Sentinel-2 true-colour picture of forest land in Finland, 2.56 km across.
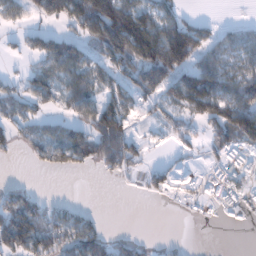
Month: January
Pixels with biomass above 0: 56%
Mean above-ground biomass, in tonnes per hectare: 65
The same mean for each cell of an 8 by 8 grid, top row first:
42 91 161 226 112 60 9 7
19 86 77 154 191 211 77 80
24 74 85 70 119 108 125 95
47 29 66 113 31 41 101 138
43 84 95 140 31 28 45 79
0 5 8 30 26 20 6 22
122 53 30 0 0 5 5 24
142 95 117 45 15 5 0 0
